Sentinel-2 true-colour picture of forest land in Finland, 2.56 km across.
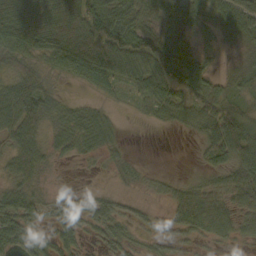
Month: October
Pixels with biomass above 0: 78%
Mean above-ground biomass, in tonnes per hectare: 44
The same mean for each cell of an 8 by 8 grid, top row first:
75 114 91 70 50 48 42 77
71 76 114 77 69 57 16 10
53 25 38 61 60 61 49 15
83 51 33 16 21 42 61 50
56 36 40 27 0 0 51 90
45 10 5 10 14 9 28 64
64 25 30 28 12 37 61 46
63 43 30 39 19 25 27 28
